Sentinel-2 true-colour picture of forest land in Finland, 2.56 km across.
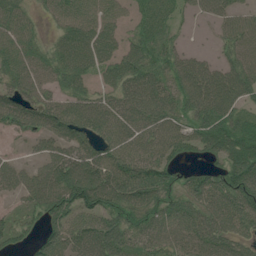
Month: July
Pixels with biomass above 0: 83%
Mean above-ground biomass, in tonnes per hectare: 69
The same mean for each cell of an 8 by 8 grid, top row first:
60 30 78 55 56 33 32 53
70 42 95 60 76 42 11 74
70 56 56 52 80 64 92 89
100 80 82 72 89 74 101 60
8 51 70 62 71 84 76 101
58 90 122 91 105 50 55 105
30 83 92 81 76 64 78 89
46 69 89 97 61 66 79 58
